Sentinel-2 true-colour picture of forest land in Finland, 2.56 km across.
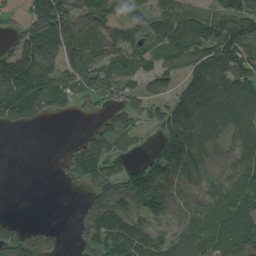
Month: August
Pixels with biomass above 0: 73%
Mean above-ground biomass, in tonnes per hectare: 99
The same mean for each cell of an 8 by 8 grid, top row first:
31 194 108 102 92 100 79 155
87 126 146 100 98 115 133 145
194 143 124 134 68 65 148 141
138 64 30 62 74 144 143 141
0 2 69 85 25 188 101 85
0 1 86 97 152 140 75 97
0 0 36 132 109 87 85 106
108 59 57 171 169 129 127 128
